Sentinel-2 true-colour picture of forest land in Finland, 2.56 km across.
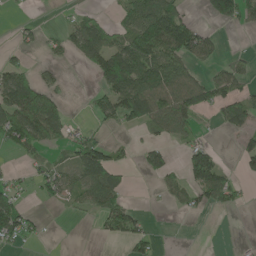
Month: May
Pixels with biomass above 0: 44%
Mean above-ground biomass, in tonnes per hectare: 47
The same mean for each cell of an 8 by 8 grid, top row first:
5 0 33 21 101 78 40 72
23 20 73 83 123 101 53 5
68 22 0 116 113 97 54 51
100 87 1 76 103 101 33 74
56 40 63 39 28 24 36 25
20 50 62 64 20 26 114 30
80 8 20 61 10 11 32 15
51 9 0 22 49 0 0 2
